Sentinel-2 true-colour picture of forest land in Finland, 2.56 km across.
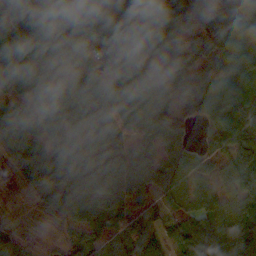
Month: October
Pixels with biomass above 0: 88%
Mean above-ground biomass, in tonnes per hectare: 72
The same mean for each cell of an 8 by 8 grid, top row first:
98 72 85 89 103 136 97 110
91 90 59 108 60 90 69 120
53 58 62 65 58 72 86 77
68 80 69 93 36 44 66 88
76 79 80 86 44 43 30 72
45 77 88 104 94 60 41 70
11 63 80 66 63 47 71 83
63 10 67 58 91 50 78 57
